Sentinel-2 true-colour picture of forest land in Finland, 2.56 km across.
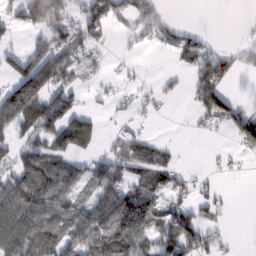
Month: February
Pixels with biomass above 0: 56%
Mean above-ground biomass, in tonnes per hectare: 65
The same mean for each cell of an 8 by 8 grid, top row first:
52 152 54 79 72 8 0 1
32 88 91 15 22 57 50 28
105 134 42 14 10 15 93 10
147 125 65 15 17 0 90 60
50 78 97 38 62 11 2 50
88 117 69 99 66 51 17 8
118 112 67 195 157 72 49 0
111 120 104 132 81 127 57 3
